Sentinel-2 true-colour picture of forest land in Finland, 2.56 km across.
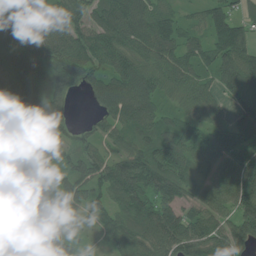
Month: July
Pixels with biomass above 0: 90%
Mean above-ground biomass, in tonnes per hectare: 88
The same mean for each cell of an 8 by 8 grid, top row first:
59 79 77 120 99 60 76 58
104 100 125 109 107 94 80 116
119 95 87 108 116 104 54 128
73 98 1 94 113 49 70 78
111 36 48 49 78 115 90 106
77 51 90 109 120 108 65 136
58 67 50 79 103 88 78 108
124 71 26 79 107 139 105 105
